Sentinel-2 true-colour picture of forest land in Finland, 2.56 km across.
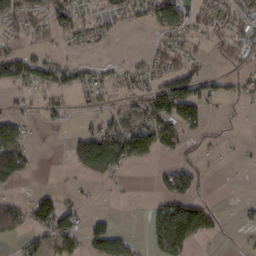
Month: February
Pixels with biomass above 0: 46%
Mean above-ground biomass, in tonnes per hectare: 40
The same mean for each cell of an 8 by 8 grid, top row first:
49 49 42 34 42 112 35 50
24 23 16 4 9 40 18 40
66 52 39 21 35 81 33 22
17 20 8 24 61 102 34 6
105 0 72 123 107 55 15 5
78 0 28 45 0 74 10 0
41 77 31 2 7 81 44 10
25 54 48 93 14 93 22 6
